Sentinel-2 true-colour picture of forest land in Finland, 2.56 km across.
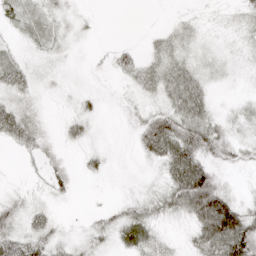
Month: April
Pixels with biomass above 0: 75%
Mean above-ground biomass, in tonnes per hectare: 21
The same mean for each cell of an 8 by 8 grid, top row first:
13 12 9 0 0 5 4 12
8 12 4 12 10 21 7 7
28 8 5 7 26 41 13 5
36 5 19 4 19 42 26 12
21 12 15 5 40 66 48 21
2 25 10 6 6 53 53 4
24 16 1 13 26 36 91 39
41 32 15 21 33 7 57 89
